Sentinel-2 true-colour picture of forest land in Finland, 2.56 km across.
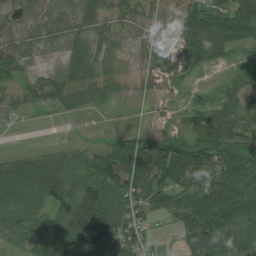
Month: July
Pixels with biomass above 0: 84%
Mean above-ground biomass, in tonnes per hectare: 70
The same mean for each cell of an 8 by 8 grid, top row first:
39 54 76 46 44 72 107 100
67 32 47 29 41 61 95 33
42 56 66 43 40 45 7 67
27 18 32 8 4 9 52 67
0 7 19 60 96 112 117 89
85 119 64 131 123 152 127 96
71 68 150 101 98 81 125 121
39 80 156 135 87 28 142 81
